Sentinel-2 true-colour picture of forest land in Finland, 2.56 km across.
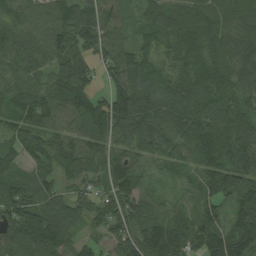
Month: August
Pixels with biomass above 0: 95%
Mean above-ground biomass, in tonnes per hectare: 98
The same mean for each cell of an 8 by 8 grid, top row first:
74 82 123 66 69 102 90 87
83 97 134 90 70 84 91 126
68 75 124 71 111 96 107 98
117 106 111 153 126 109 96 95
97 88 92 85 86 90 128 138
76 76 79 107 48 36 104 130
148 130 77 119 86 49 97 99
146 190 60 69 128 104 99 112
